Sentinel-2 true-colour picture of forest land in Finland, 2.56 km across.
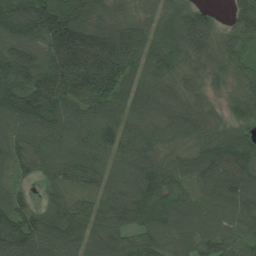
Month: June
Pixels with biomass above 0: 96%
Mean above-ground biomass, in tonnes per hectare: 125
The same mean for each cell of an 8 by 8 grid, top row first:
220 202 156 101 64 113 60 104
134 144 239 186 116 137 107 90
172 161 170 172 104 88 71 74
159 168 120 121 118 113 74 86
110 130 119 114 139 87 126 142
60 86 118 115 164 117 131 160
104 104 91 145 162 133 99 126
159 151 119 133 104 92 110 96
